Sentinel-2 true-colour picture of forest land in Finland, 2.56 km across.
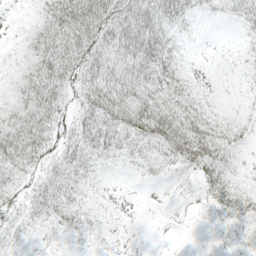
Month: May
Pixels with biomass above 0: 82%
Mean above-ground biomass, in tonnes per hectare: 29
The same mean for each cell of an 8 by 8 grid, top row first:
4 43 69 49 51 43 9 27
12 48 47 43 58 24 1 10
27 49 32 45 53 41 5 8
37 42 28 50 56 54 25 12
55 25 39 39 37 67 56 19
27 26 27 5 13 19 50 13
13 35 28 4 1 4 22 45
16 10 14 2 0 1 10 25
